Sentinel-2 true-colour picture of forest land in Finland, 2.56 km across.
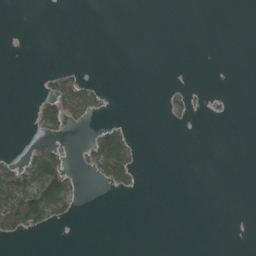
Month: April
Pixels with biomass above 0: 12%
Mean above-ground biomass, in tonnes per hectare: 11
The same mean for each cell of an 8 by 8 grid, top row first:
0 0 0 0 0 0 0 0
0 0 0 0 0 0 0 0
0 18 27 0 0 0 0 0
0 54 50 2 0 10 3 0
0 19 6 95 1 0 0 0
41 102 8 51 2 0 0 0
88 92 6 0 0 0 0 0
10 1 0 0 0 0 0 0
